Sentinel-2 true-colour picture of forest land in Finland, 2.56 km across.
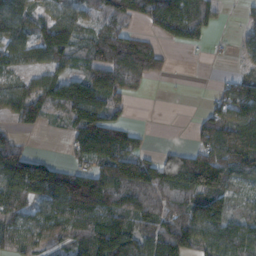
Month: November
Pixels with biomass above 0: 74%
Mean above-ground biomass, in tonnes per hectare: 85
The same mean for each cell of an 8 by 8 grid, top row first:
99 72 62 84 78 132 78 14
84 116 69 116 100 28 26 24
41 77 95 119 58 3 1 63
55 60 142 85 0 0 51 118
56 0 75 120 24 17 112 169
148 137 119 136 135 154 183 84
81 77 154 111 88 80 150 49
71 61 81 183 91 132 85 94
